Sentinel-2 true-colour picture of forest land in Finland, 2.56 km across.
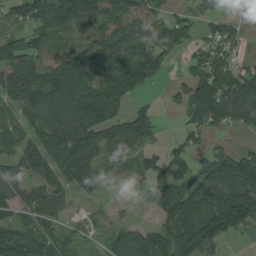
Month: August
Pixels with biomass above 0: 78%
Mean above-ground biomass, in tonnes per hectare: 99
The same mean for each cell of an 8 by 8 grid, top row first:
75 126 132 110 133 59 43 37
119 63 71 106 111 107 68 35
105 106 118 105 82 24 163 143
73 160 180 94 81 20 191 121
74 145 162 122 112 34 33 19
97 136 150 46 86 84 132 230
90 84 24 9 12 158 150 229
159 79 42 45 100 172 165 18
